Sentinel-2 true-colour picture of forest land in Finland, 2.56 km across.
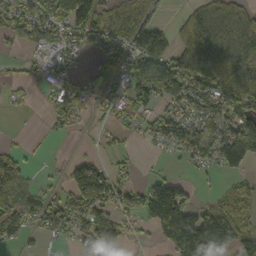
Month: October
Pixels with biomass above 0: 64%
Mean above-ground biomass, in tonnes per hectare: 74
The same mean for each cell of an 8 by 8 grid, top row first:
76 94 154 67 42 19 105 88
28 89 51 68 131 92 135 121
22 40 31 59 145 152 122 156
6 27 36 35 70 69 87 102
14 6 5 19 15 59 102 192
83 9 91 55 21 32 13 42
72 61 113 73 108 205 54 59
44 22 40 63 12 193 244 102
